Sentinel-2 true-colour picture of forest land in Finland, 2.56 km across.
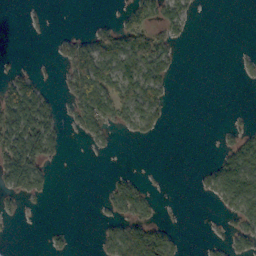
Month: October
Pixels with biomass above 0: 35%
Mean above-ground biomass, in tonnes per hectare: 33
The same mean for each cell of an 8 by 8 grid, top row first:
0 3 0 6 56 47 0 0
0 4 63 79 89 26 0 1
47 6 93 88 94 13 0 4
117 47 54 66 77 1 0 2
108 79 5 11 10 0 0 46
86 28 0 14 8 0 29 114
11 2 0 37 46 1 3 70
1 10 1 61 152 31 8 34
